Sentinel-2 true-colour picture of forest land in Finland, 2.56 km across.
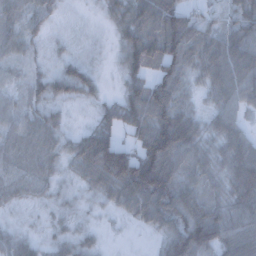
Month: December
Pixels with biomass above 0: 90%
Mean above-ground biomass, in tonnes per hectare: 53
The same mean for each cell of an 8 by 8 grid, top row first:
43 33 7 38 82 79 26 56
38 21 16 18 105 100 62 85
18 46 73 8 63 72 49 74
31 35 6 43 98 94 34 38
38 42 51 78 82 116 48 62
36 32 35 98 130 74 50 75
20 16 15 28 82 91 68 73
37 20 28 3 4 82 91 89
